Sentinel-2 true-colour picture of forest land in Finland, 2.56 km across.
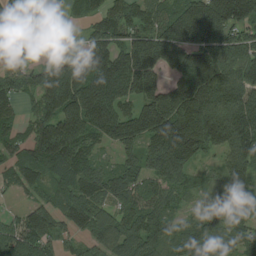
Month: August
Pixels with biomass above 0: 90%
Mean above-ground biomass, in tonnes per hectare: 126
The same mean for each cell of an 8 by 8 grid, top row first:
114 73 50 103 107 152 217 162
135 24 58 156 185 202 182 159
83 145 194 214 174 84 212 177
58 130 190 149 143 194 176 195
80 193 131 88 133 231 148 189
103 92 124 115 99 112 31 97
28 103 137 90 113 54 39 67
160 115 73 133 125 92 109 80
